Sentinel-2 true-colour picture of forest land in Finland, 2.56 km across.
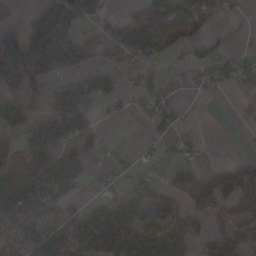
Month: November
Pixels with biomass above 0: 57%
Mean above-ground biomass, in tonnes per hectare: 55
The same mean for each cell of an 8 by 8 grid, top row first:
1 88 87 16 75 75 56 14
112 89 55 47 102 38 25 11
64 69 78 70 32 1 35 29
73 48 139 11 13 33 0 2
31 83 56 5 9 18 1 0
46 69 45 23 23 50 59 122
117 70 31 71 89 46 57 58
50 116 125 134 99 69 62 70
